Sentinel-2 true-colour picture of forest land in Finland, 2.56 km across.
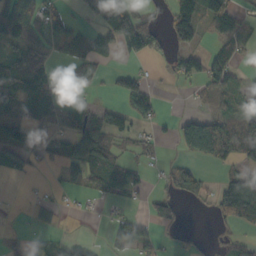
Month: October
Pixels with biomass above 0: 50%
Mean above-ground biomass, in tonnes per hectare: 41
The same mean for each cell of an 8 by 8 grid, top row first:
103 53 7 87 43 86 76 40
62 38 52 44 50 44 22 34
90 63 40 23 32 19 53 25
69 62 38 48 41 5 25 53
72 45 55 44 24 25 97 76
18 6 46 70 18 43 11 66
0 37 7 9 18 31 15 112
12 15 18 27 40 13 5 26
